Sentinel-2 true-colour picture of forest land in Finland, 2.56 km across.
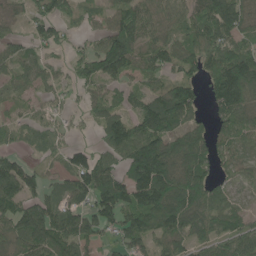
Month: June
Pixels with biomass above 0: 80%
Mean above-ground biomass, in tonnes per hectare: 80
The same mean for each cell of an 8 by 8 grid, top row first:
27 75 33 68 97 60 104 92
42 50 26 142 69 65 92 72
45 46 58 57 41 72 67 154
23 43 28 61 116 139 42 107
23 41 28 93 156 99 85 46
127 31 118 97 168 133 76 26
100 101 88 136 156 152 109 44
88 122 96 40 88 75 74 86
